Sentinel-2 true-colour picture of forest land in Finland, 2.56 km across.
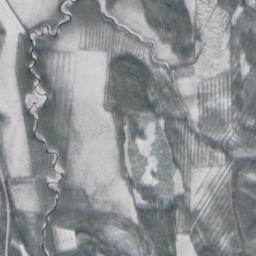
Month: October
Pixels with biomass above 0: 85%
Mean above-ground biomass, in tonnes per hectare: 38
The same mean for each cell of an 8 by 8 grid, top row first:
5 24 59 28 49 110 9 61
32 45 6 15 16 68 9 57
44 54 2 42 50 20 6 37
21 69 13 40 44 30 15 47
17 73 12 21 24 34 22 37
28 58 20 11 23 17 5 60
52 62 65 17 74 58 16 67
69 49 63 41 47 49 30 53
